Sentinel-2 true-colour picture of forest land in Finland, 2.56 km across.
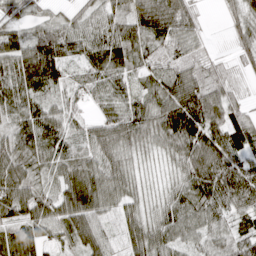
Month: April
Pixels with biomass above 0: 93%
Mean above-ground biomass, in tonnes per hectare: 69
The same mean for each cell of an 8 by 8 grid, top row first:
42 36 41 60 98 97 9 42
89 117 67 124 60 47 21 44
84 95 41 64 38 85 64 14
68 68 32 48 75 135 113 48
89 84 52 97 64 94 120 84
94 36 46 82 30 42 124 109
84 79 100 50 47 61 89 68
67 38 76 37 98 55 53 80
